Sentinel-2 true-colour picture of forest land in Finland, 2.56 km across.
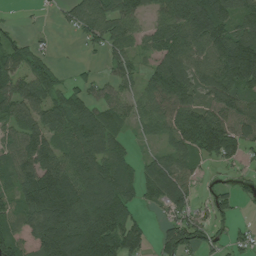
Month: July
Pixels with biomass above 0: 78%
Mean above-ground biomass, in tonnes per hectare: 96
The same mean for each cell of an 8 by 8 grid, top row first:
4 8 86 115 62 133 189 90
84 18 21 71 45 123 129 153
98 91 36 55 65 151 101 145
102 112 96 82 61 124 121 100
74 109 107 86 18 80 165 95
100 182 127 129 71 110 12 17
94 232 182 199 36 89 49 23
82 158 189 186 62 104 54 40
